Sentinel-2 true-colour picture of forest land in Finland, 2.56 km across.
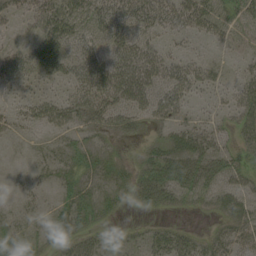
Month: August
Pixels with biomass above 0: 65%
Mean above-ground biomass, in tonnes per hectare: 25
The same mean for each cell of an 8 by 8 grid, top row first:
16 38 32 44 41 34 36 24
18 46 34 37 40 7 6 8
27 24 41 60 55 43 23 19
20 39 39 46 37 31 10 32
5 10 12 9 12 21 27 23
4 9 16 14 27 52 33 29
8 11 24 8 14 13 10 26
20 12 24 12 16 33 18 27
